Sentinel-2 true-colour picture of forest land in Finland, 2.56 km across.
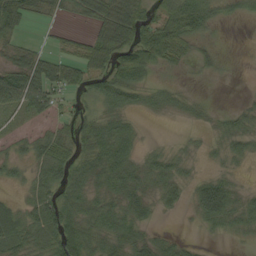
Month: September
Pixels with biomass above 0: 71%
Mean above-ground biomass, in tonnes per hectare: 34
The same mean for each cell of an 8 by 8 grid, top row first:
39 20 29 93 61 73 44 18
33 14 31 71 94 57 12 1
81 69 41 54 29 7 6 1
32 32 23 36 17 13 8 16
16 51 33 72 11 5 8 22
17 49 41 52 30 28 18 6
28 59 40 33 37 16 63 30
48 39 64 46 38 22 5 5
